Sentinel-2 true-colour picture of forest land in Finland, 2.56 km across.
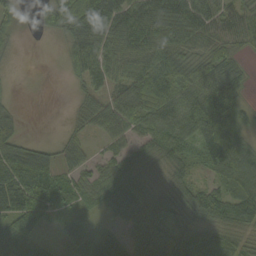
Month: September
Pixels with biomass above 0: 82%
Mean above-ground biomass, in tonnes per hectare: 64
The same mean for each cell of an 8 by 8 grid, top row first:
32 51 88 93 94 80 82 73
15 1 79 67 59 60 53 42
3 0 39 62 94 76 81 62
20 0 32 77 81 75 142 86
65 22 36 39 43 68 119 95
93 85 50 58 49 40 38 91
123 73 29 70 83 59 67 77
117 27 67 114 78 109 55 37
